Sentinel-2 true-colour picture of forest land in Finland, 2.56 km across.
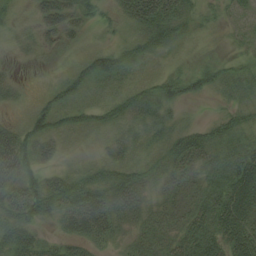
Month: August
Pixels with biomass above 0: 82%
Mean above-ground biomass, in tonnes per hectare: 28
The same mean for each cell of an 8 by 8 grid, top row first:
14 49 30 16 50 35 12 12
16 19 13 30 31 16 7 7
13 4 30 34 21 31 26 29
8 36 31 39 37 11 2 20
48 30 11 28 19 31 36 25
43 22 30 34 30 30 25 46
48 40 55 44 28 27 40 47
35 14 33 20 25 31 45 48
